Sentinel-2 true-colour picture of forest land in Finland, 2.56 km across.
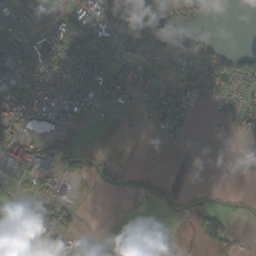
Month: October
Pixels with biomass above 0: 49%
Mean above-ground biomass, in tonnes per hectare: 36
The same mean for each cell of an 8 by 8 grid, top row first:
46 49 82 89 59 44 16 0
79 96 82 41 37 87 34 21
61 54 62 47 19 33 69 56
65 59 32 21 14 38 11 35
70 40 7 0 0 10 4 1
47 57 21 3 4 1 0 1
31 39 15 0 1 11 34 3
89 58 14 34 69 3 56 20
